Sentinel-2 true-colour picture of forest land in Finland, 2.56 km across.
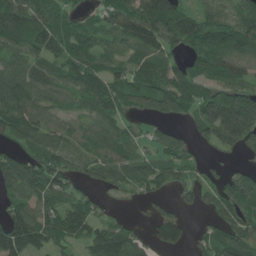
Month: June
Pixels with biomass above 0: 81%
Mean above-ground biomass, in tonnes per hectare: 83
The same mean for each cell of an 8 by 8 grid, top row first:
129 87 35 80 149 146 74 64
89 119 95 50 110 71 129 120
112 84 109 91 83 95 78 75
113 68 54 84 66 95 109 202
46 75 51 79 33 60 45 73
122 102 50 73 73 62 29 89
82 82 70 20 15 31 43 97
168 99 55 132 43 65 64 112
